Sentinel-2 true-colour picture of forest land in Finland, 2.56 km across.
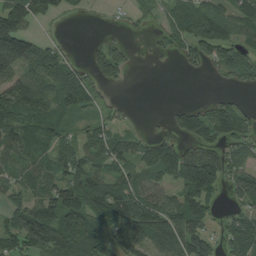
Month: August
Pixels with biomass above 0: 69%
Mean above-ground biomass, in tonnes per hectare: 68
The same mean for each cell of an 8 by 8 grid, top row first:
151 45 7 4 24 64 85 70
189 48 3 53 3 39 75 54
87 78 75 40 0 0 9 50
88 70 56 22 1 35 59 57
72 66 59 70 52 62 73 64
49 72 99 67 71 97 169 71
50 84 97 112 113 83 65 40
79 122 101 103 117 121 77 116
